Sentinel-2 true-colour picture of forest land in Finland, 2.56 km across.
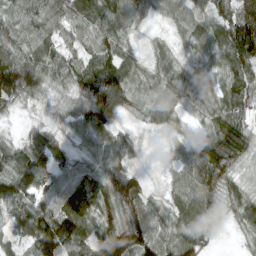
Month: March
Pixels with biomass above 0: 95%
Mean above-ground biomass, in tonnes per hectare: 74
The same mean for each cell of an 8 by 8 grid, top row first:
69 78 77 99 48 56 87 101
70 65 62 79 25 38 73 117
141 67 82 116 54 66 58 77
23 27 68 120 55 58 68 65
47 71 42 73 16 35 70 86
120 77 82 94 35 42 111 42
93 95 114 96 96 68 99 71
56 143 97 132 106 89 45 22
